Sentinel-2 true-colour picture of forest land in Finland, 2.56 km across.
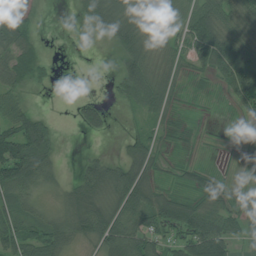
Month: July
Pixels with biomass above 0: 73%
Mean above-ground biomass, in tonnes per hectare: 48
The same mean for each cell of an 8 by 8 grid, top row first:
49 1 26 87 49 58 91 57
73 3 0 23 56 43 104 86
51 17 0 21 80 31 25 110
58 10 38 16 34 24 9 26
113 63 1 2 39 18 9 13
100 45 43 73 56 25 40 13
62 24 71 66 84 93 62 44
76 68 38 94 78 51 136 18
